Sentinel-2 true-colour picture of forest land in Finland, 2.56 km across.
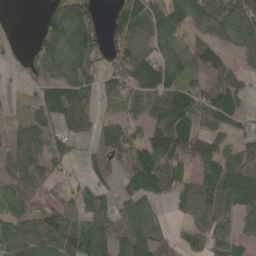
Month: May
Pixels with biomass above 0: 78%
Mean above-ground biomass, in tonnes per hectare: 90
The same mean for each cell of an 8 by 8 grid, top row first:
2 88 138 49 129 109 114 88
14 111 154 85 79 71 107 78
15 102 134 97 139 111 85 77
25 105 139 42 73 180 134 96
70 67 28 109 111 148 93 77
78 54 24 60 177 91 133 107
72 72 58 66 80 32 105 72
110 152 145 93 123 48 83 50
